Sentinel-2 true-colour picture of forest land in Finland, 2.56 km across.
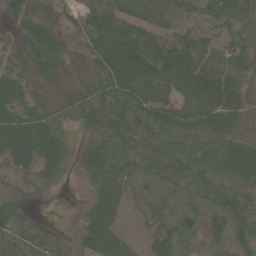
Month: June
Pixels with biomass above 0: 93%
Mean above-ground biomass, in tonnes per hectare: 55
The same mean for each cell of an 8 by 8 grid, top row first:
52 43 48 93 66 43 52 45
38 83 36 107 101 77 42 48
59 49 41 77 92 87 79 52
76 54 60 64 62 60 71 66
107 86 30 58 43 40 51 58
34 38 26 74 39 41 53 51
44 2 18 72 21 28 38 60
46 43 46 86 27 54 28 40
